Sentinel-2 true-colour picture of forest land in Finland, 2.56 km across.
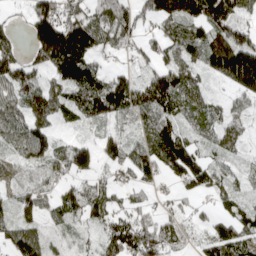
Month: April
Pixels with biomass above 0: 80%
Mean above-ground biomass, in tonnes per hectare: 84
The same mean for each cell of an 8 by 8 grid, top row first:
15 170 117 131 67 138 159 86
50 209 194 57 59 80 116 151
101 59 158 102 77 119 44 149
93 115 79 117 93 78 67 44
72 82 53 72 70 134 42 36
30 51 68 47 79 73 83 29
75 59 101 71 50 40 28 54
102 47 13 94 110 62 67 87
